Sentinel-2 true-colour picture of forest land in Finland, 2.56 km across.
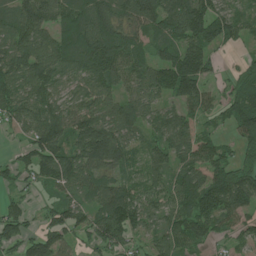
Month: July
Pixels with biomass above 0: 83%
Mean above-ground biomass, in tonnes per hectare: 79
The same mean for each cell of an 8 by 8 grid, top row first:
95 80 108 108 116 116 109 61
103 97 131 136 52 99 82 23
82 98 73 92 85 146 64 58
73 84 76 74 73 59 56 110
25 115 119 153 49 72 71 56
41 76 90 54 49 65 89 81
38 36 59 107 72 69 90 68
73 95 32 78 38 77 44 33
